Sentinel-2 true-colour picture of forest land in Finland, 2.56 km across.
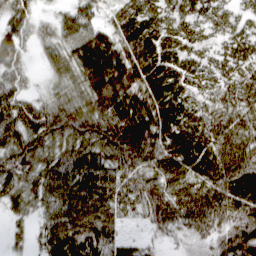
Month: March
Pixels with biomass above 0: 93%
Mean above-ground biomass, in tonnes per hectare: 71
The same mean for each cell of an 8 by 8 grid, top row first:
59 17 58 45 77 49 46 34
68 39 95 92 109 57 28 59
54 26 74 126 109 73 43 70
72 70 81 110 116 84 69 76
77 69 73 93 97 78 66 83
71 71 85 71 71 76 67 99
45 65 89 72 67 92 108 92
19 76 103 64 20 26 51 98
